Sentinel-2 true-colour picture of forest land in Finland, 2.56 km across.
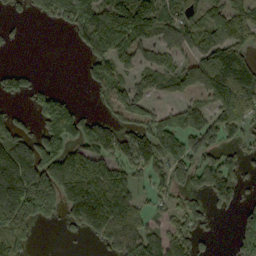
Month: September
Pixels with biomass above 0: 64%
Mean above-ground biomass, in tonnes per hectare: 106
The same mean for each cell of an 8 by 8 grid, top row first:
25 81 216 171 160 86 74 122
14 0 59 168 93 90 126 132
74 7 13 106 69 90 145 222
39 162 80 56 86 103 102 147
148 163 134 125 159 142 101 62
222 182 228 137 55 102 134 88
188 114 169 176 56 69 58 50
89 0 20 116 144 118 28 83
